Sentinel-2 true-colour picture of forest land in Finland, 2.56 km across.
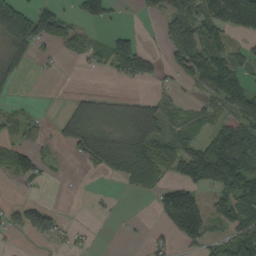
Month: September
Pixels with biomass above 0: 51%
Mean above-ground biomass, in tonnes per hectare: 57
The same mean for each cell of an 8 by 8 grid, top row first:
148 84 43 33 17 88 103 141
69 29 51 64 34 93 96 30
29 3 1 14 44 35 101 67
16 4 50 43 63 34 38 89
48 23 76 84 118 69 106 170
43 17 3 43 113 45 143 146
27 38 0 4 0 172 71 100
6 24 14 0 10 47 58 104
